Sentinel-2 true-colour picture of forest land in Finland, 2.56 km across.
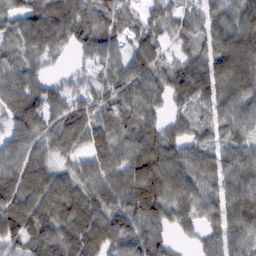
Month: February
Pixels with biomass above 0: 91%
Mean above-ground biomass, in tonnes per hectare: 83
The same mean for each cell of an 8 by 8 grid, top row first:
68 108 83 93 61 71 65 71
51 70 57 51 83 48 68 123
86 54 42 74 91 96 109 105
88 102 110 77 71 48 51 82
71 71 69 105 96 77 58 74
88 96 80 93 143 100 55 91
114 116 118 117 121 74 65 97
76 117 102 108 119 34 47 66
